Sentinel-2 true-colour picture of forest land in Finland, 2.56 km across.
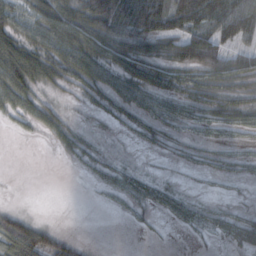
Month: October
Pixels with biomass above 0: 63%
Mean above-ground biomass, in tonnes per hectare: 38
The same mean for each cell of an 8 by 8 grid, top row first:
54 83 81 101 104 80 80 101
84 74 92 67 57 68 91 48
95 48 55 49 61 39 41 42
36 38 6 27 37 35 35 43
1 10 24 3 13 11 12 12
0 0 4 21 19 3 7 11
18 0 0 7 20 36 17 11
105 67 16 0 2 0 7 38
